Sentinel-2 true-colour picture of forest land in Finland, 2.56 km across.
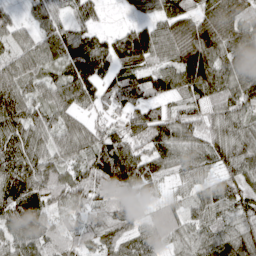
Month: April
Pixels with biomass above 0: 95%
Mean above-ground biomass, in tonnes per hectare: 86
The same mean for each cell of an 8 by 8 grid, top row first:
29 83 58 3 50 88 75 80
54 74 117 83 141 94 129 123
86 60 120 81 83 104 149 116
106 83 70 69 101 65 72 83
95 72 88 115 90 118 88 94
125 96 79 176 105 52 57 90
129 67 64 83 43 55 78 83
81 85 67 68 76 64 88 122
